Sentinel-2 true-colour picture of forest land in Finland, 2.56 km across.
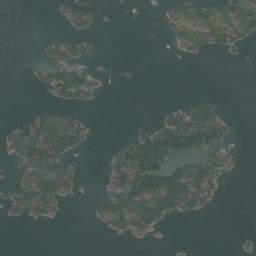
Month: July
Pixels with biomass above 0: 29%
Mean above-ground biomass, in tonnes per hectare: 31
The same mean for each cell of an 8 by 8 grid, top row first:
0 2 57 0 0 42 58 72
0 28 34 0 0 17 34 22
0 33 65 3 3 0 0 0
0 31 18 0 0 39 54 0
51 115 42 9 117 125 75 5
18 64 17 45 153 104 75 4
33 47 0 66 109 66 21 0
0 0 0 7 10 0 0 5
